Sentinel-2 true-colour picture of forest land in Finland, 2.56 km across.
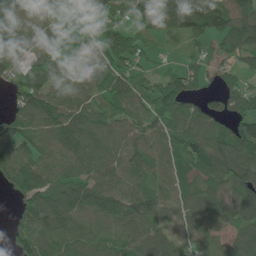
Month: June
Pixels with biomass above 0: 87%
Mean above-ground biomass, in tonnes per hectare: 79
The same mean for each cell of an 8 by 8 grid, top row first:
77 65 82 55 61 100 111 100
43 43 58 112 36 13 30 85
49 82 83 93 49 76 38 58
67 122 98 67 76 81 81 78
112 82 111 88 98 74 108 103
105 107 74 97 68 66 67 110
30 122 111 107 105 51 75 101
43 99 91 73 109 63 58 102
